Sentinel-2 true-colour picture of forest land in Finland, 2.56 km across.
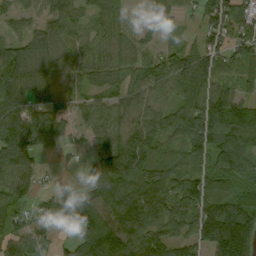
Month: September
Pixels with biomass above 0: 84%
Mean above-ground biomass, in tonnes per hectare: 78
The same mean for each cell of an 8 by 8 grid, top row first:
28 49 50 46 3 23 83 117
64 65 51 52 32 30 83 76
97 45 44 54 77 88 87 51
97 73 40 70 61 69 121 109
134 58 22 94 111 51 71 109
94 9 12 126 138 97 85 96
63 44 130 111 124 86 115 117
66 37 131 158 93 75 112 199
